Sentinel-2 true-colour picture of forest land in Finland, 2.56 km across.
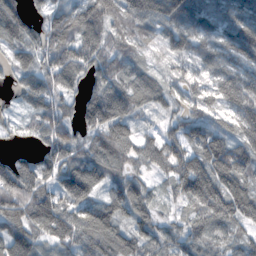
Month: November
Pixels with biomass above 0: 92%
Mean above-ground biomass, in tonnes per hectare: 88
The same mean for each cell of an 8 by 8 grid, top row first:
112 67 91 86 100 108 122 127
79 111 106 76 39 62 61 132
44 87 73 91 70 48 55 100
26 96 77 136 44 47 55 101
17 89 79 135 79 91 97 81
153 87 136 85 53 125 159 99
140 111 83 59 71 41 137 98
115 66 100 93 76 73 93 66
